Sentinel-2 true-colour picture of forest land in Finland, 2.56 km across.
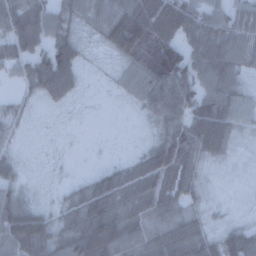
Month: December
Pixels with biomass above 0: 82%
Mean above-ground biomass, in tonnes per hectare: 61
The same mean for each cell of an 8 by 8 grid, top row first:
95 65 53 95 138 118 61 72
57 66 56 68 159 104 86 73
22 115 42 16 94 142 68 47
22 9 3 1 30 79 105 54
16 3 1 1 17 96 93 23
38 6 11 55 87 93 20 7
77 28 76 92 75 65 25 3
94 81 104 105 73 95 56 71
